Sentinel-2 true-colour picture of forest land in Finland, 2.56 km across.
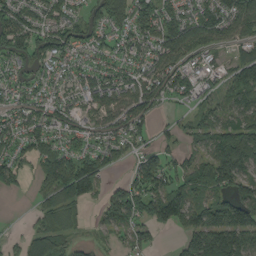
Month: August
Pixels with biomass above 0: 75%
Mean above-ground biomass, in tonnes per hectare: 77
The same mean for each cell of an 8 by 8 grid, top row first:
107 86 65 123 102 70 87 99
93 105 74 54 70 106 66 58
52 47 55 77 80 84 36 89
61 71 57 79 75 15 58 77
70 64 47 64 42 27 81 178
67 94 128 23 108 79 105 123
0 52 39 106 94 142 103 131
29 118 25 21 48 22 179 141
